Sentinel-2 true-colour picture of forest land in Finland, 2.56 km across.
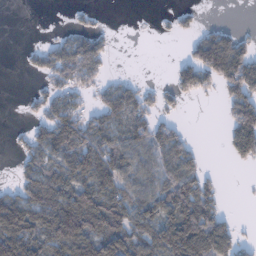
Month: January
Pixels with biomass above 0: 55%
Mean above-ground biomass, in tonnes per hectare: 63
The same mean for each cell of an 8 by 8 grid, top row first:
0 0 11 1 0 21 1 0
1 38 108 21 0 1 116 73
0 37 78 18 8 56 74 132
1 53 63 77 67 24 0 107
14 80 96 76 88 87 1 107
26 78 88 89 74 116 42 1
103 98 150 93 86 134 111 1
135 93 145 117 80 164 197 49
